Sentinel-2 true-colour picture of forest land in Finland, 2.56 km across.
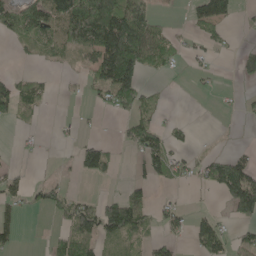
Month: May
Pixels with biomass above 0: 41%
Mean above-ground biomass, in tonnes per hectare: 49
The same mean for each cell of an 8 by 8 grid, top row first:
83 97 165 169 106 4 85 20
12 35 71 200 132 37 27 18
40 15 13 164 51 3 9 17
41 5 3 30 54 1 0 11
6 1 42 24 106 24 3 6
28 10 29 20 45 39 60 128
30 35 81 104 62 31 11 97
31 17 93 45 30 26 88 44
